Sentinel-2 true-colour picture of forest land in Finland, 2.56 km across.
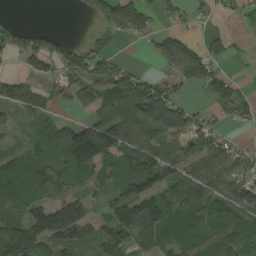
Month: August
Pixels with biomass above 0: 70%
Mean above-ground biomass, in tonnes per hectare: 75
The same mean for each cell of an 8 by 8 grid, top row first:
9 0 13 93 65 38 21 29
82 74 46 39 12 82 51 7
60 44 86 120 59 51 90 21
42 40 25 126 155 120 31 52
25 75 201 146 100 68 92 32
109 108 70 75 119 84 103 73
55 89 87 85 109 115 106 121
148 103 79 104 39 89 107 116
